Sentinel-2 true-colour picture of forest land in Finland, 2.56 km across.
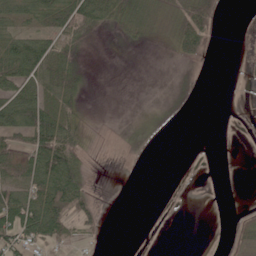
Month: June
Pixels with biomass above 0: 41%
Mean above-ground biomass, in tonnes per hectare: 26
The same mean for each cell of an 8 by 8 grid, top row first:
50 62 73 47 37 31 64 0
70 60 29 0 6 22 14 2
72 63 28 0 0 3 1 1
90 68 26 0 2 7 0 1
45 90 33 0 7 0 0 0
59 83 42 0 0 2 1 0
83 83 48 0 0 4 0 8
63 55 15 0 0 0 1 26
